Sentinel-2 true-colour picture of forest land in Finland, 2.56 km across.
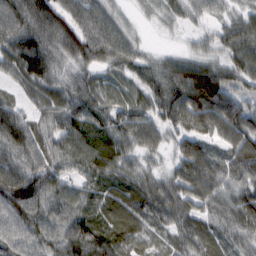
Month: February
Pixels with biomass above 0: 96%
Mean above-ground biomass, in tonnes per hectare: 71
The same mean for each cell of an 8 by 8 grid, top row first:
75 106 76 49 19 35 35 49
85 84 97 79 27 15 36 89
45 71 57 48 72 101 117 63
52 59 77 66 72 89 124 87
79 59 100 84 69 47 56 97
95 82 60 71 59 66 91 63
100 80 71 80 78 76 66 86
66 81 114 89 46 48 64 54
